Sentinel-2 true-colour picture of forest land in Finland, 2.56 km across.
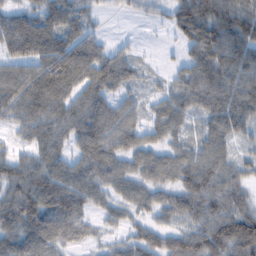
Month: February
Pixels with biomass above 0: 87%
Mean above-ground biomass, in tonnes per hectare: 64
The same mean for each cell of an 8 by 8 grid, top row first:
61 76 59 10 17 63 95 88
78 101 95 36 7 20 99 89
89 68 77 79 35 39 87 75
61 80 68 68 39 66 64 72
26 66 60 71 50 47 68 36
74 77 74 75 60 57 70 55
89 93 67 45 49 67 59 73
68 68 39 27 61 65 84 121
